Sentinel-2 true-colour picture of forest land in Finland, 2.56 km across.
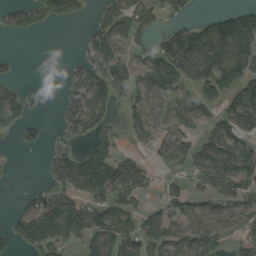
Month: August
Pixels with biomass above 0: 59%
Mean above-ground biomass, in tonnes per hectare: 74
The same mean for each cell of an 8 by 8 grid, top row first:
58 59 38 101 90 38 30 113
1 0 26 121 60 143 138 151
25 0 75 106 85 111 142 115
96 4 105 46 74 75 59 122
19 30 37 66 35 76 79 84
3 38 142 136 55 39 90 104
23 122 92 89 45 52 45 59
72 144 78 122 111 81 93 54
